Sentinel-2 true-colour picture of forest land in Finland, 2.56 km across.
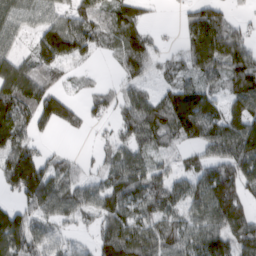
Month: March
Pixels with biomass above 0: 74%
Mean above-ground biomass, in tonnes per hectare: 74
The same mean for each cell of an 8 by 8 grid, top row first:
62 45 73 63 33 10 79 14
34 104 74 45 74 16 115 89
124 63 14 9 45 45 58 96
118 99 39 36 105 153 113 90
99 13 1 36 77 47 83 132
151 94 44 71 91 52 94 116
64 81 83 108 76 67 111 102
123 63 24 121 105 86 104 102
